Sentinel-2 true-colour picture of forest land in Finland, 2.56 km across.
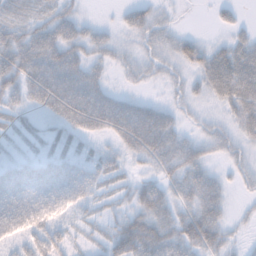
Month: November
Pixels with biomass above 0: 77%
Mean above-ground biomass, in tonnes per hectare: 44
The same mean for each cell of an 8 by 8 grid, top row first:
32 38 27 4 45 10 5 15
64 82 55 32 26 39 34 54
62 85 77 17 20 17 55 86
30 40 98 93 63 29 14 53
11 21 19 27 84 54 33 25
69 72 56 33 25 43 43 21
83 62 31 20 48 44 69 7
32 54 15 55 103 68 67 13
